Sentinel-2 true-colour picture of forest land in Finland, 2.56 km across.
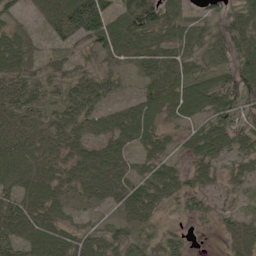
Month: June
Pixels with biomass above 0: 90%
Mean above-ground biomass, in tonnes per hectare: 55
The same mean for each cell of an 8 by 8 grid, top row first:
19 36 109 69 116 56 43 74
54 20 39 68 54 65 70 80
63 57 60 41 40 67 59 94
57 47 75 44 75 58 60 52
69 66 46 60 52 24 68 44
95 68 62 90 46 45 35 35
74 71 25 38 69 19 24 18
67 84 53 51 38 33 2 40
